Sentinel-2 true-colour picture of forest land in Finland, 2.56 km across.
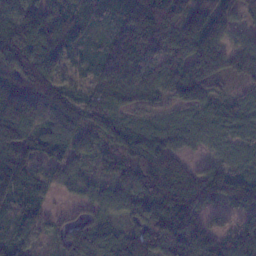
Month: January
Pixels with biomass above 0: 93%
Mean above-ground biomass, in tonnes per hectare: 92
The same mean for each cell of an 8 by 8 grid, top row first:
71 106 98 75 154 119 155 61
112 120 56 77 122 106 123 86
159 106 26 85 82 102 116 66
171 110 90 80 50 49 60 50
131 96 66 67 89 52 32 37
130 87 49 60 146 139 99 79
82 42 47 61 118 160 93 113
63 31 84 70 135 185 137 95
